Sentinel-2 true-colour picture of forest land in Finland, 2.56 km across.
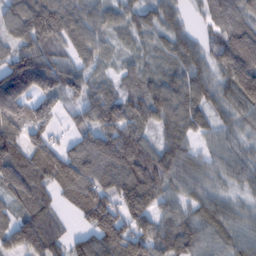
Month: February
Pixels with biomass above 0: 91%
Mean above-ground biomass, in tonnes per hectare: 94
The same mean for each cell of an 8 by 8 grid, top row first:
105 157 113 64 68 57 59 104
79 82 82 39 45 73 65 130
172 119 76 42 64 75 77 115
128 73 59 120 83 80 81 69
115 92 71 154 97 72 46 62
160 138 141 124 155 81 61 64
68 80 103 117 131 68 76 50
130 140 63 162 135 115 81 87
